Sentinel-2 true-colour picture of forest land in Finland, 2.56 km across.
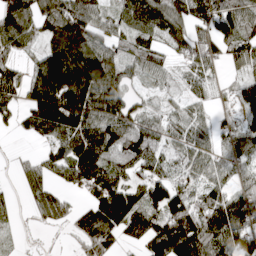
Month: April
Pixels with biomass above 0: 81%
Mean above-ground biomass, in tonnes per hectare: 100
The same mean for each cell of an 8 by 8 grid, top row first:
138 122 127 55 129 118 124 103
84 88 155 85 93 74 84 101
84 251 225 139 49 26 44 43
54 225 221 132 61 42 34 62
2 50 141 125 117 53 50 87
27 60 112 123 88 52 60 61
23 103 58 215 151 177 162 171
6 3 51 73 123 217 159 135
